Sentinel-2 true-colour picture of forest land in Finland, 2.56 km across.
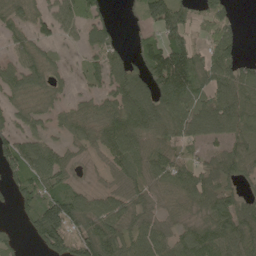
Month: May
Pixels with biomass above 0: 76%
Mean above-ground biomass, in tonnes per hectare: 67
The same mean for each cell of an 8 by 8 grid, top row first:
61 69 61 21 49 96 64 13
53 31 28 47 49 102 62 30
68 55 22 72 86 153 84 80
43 45 57 85 137 101 105 89
77 61 39 86 66 65 69 65
65 91 14 40 61 76 75 58
36 110 75 69 61 36 78 68
22 89 85 104 84 65 96 94
